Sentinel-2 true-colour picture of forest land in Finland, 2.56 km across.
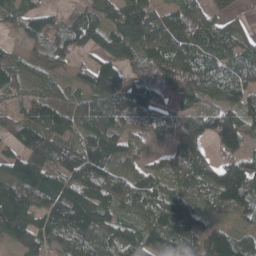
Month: April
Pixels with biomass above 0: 89%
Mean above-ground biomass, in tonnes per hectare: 97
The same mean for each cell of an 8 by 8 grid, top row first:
67 77 77 79 99 80 73 42
31 98 77 94 98 98 100 90
68 56 58 149 109 111 94 99
56 132 92 117 111 93 89 110
74 112 76 113 58 79 57 116
145 131 117 100 85 77 98 177
150 102 145 89 90 150 59 92
81 90 119 114 120 172 133 101
